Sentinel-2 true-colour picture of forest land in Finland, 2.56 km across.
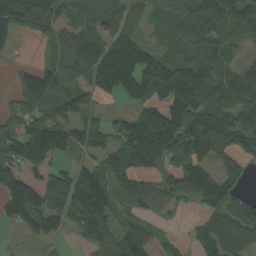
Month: September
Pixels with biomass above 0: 79%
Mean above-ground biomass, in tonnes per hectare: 99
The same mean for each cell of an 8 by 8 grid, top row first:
146 98 89 103 54 90 121 104
30 32 113 150 116 64 107 50
39 95 55 172 188 165 113 118
65 100 80 31 88 165 145 111
132 187 95 89 225 152 140 104
115 88 102 112 83 100 98 61
143 115 152 108 67 34 72 106
8 47 36 90 62 29 102 113
